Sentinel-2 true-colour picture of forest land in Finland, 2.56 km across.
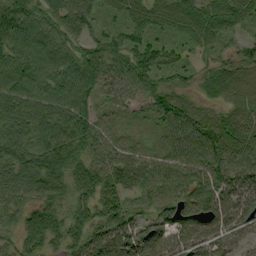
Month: September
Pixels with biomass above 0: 93%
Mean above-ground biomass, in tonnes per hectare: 73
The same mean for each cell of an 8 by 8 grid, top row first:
115 82 83 30 59 68 76 54
92 104 69 65 69 38 40 38
91 88 106 66 76 38 54 61
110 96 84 29 22 73 29 50
94 101 77 51 21 55 98 83
102 121 77 63 67 78 97 111
71 71 60 78 52 82 76 103
46 76 71 96 114 72 81 55
